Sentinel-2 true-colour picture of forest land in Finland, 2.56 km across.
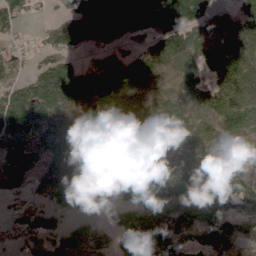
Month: April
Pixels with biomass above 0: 79%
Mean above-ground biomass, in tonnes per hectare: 62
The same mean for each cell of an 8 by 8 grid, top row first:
83 15 113 154 104 128 64 50
26 55 55 38 31 74 64 77
47 86 92 60 50 32 52 96
119 56 43 35 24 30 51 96
78 61 93 68 57 40 51 59
64 103 79 84 52 44 44 35
23 31 30 29 87 94 65 35
24 61 51 26 112 101 58 41
